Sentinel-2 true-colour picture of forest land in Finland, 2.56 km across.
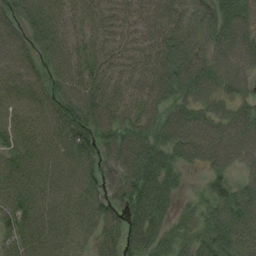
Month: August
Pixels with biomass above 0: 93%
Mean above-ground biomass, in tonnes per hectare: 78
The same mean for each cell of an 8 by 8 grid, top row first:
69 108 61 64 66 80 88 89
88 85 70 70 65 99 91 87
87 64 85 75 72 102 77 52
74 82 91 85 78 68 72 59
78 83 83 72 80 90 114 94
96 88 94 62 100 48 36 38
90 87 89 60 94 36 53 92
71 89 69 63 92 60 78 81
